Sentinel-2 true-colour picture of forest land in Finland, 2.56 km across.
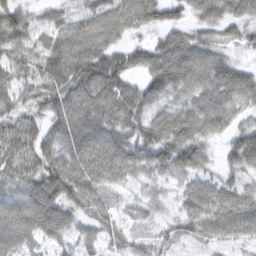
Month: March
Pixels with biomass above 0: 92%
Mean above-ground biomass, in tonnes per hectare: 79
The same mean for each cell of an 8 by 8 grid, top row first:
76 40 59 109 87 47 69 65
71 77 119 90 64 110 91 39
56 79 119 123 73 125 119 107
67 68 99 104 86 87 124 66
64 71 124 125 109 134 62 95
60 106 127 91 50 61 46 47
102 130 57 44 36 34 77 76
98 71 52 36 35 44 42 37
